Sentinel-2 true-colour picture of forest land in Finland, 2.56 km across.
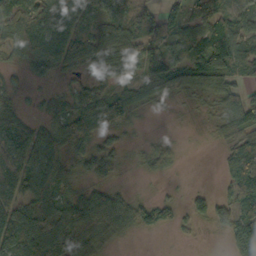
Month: October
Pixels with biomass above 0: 75%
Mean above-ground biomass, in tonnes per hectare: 62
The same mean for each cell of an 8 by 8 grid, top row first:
109 94 72 57 65 48 78 55
48 89 86 70 77 62 106 71
16 27 28 43 76 94 108 60
44 38 87 122 34 8 25 116
108 91 67 38 19 17 7 71
106 118 49 48 13 9 0 117
57 79 89 77 62 32 54 98
59 109 86 30 3 7 2 102
